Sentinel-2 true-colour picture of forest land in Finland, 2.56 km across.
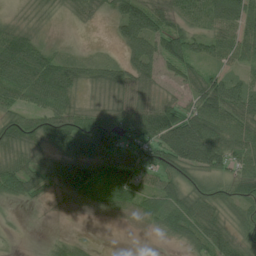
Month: June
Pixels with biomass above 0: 82%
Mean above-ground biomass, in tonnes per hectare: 58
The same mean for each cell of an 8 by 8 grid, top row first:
18 20 28 42 97 60 71 80
90 31 9 8 68 71 48 66
86 97 48 56 55 35 68 43
53 68 53 60 79 70 98 75
62 79 139 101 77 130 116 70
84 61 124 96 56 60 69 60
6 4 16 43 50 70 53 39
4 11 19 0 1 29 65 39
